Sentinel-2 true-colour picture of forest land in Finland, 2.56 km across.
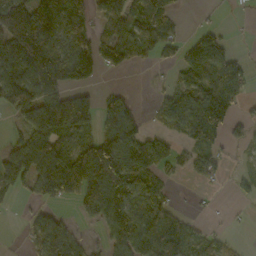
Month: October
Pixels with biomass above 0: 61%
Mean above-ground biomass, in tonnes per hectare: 76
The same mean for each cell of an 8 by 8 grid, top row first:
135 113 92 92 103 32 5 2
133 116 101 99 50 47 106 2
132 127 81 3 1 38 84 92
81 186 162 102 15 103 154 29
49 171 99 147 92 36 70 23
106 163 170 189 93 18 45 17
7 41 30 98 73 22 5 5
3 109 39 60 107 81 46 7
